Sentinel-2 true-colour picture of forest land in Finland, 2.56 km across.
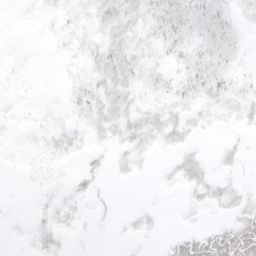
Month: March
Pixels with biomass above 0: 56%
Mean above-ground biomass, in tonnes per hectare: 8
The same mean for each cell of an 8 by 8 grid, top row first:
1 4 5 19 15 20 17 7
1 1 6 18 9 13 17 8
1 0 7 24 12 10 22 7
2 3 7 19 14 10 7 10
2 7 6 8 11 9 1 3
0 2 6 4 2 6 7 3
0 5 4 2 3 1 6 10
1 8 1 1 2 12 26 39
